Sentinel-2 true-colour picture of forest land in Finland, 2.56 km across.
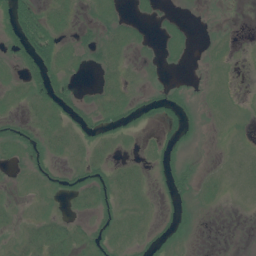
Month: July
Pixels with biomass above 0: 48%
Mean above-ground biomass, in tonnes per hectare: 10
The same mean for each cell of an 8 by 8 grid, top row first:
28 17 5 13 6 5 1 0
17 25 10 13 5 12 4 2
8 25 5 9 4 3 5 1
7 19 17 19 15 19 7 5
19 17 11 10 4 14 1 4
4 13 14 14 7 16 6 9
5 7 9 14 11 10 4 1
7 29 16 16 11 11 0 0
